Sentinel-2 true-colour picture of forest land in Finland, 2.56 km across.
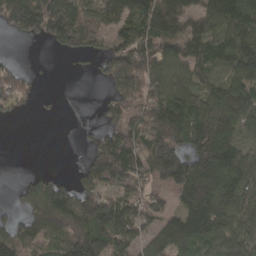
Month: March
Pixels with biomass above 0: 72%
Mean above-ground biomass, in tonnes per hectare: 95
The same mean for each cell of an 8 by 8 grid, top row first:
158 157 123 86 131 115 94 151
0 28 78 80 111 101 90 127
72 4 4 99 127 113 69 131
33 11 0 78 129 129 108 116
0 0 12 152 127 138 149 67
8 44 64 136 109 151 152 117
34 122 156 137 79 66 152 104
136 101 163 141 68 148 106 82
